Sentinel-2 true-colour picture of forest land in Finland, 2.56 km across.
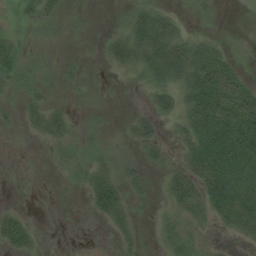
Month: August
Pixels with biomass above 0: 61%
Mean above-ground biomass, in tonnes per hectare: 30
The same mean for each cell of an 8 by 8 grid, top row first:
15 21 7 6 42 19 13 5
25 8 4 31 64 67 40 8
33 13 15 10 29 50 86 38
17 38 9 6 19 39 111 85
2 22 30 19 34 21 81 90
1 4 26 42 19 45 80 58
12 0 5 48 8 39 46 64
47 5 1 10 10 40 18 17
